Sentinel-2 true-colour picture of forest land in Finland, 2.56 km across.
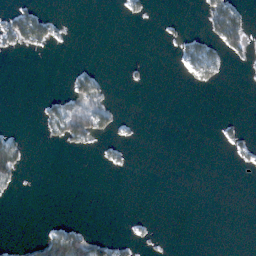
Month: February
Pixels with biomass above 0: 14%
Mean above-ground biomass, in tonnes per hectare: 11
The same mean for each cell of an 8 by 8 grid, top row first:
39 20 0 0 10 2 44 38
21 15 0 0 0 11 31 36
0 0 34 4 2 1 15 1
0 27 78 28 0 0 0 0
29 7 27 10 1 0 0 16
30 0 0 1 0 0 0 1
0 0 0 0 0 0 0 0
2 49 58 24 4 0 0 0
